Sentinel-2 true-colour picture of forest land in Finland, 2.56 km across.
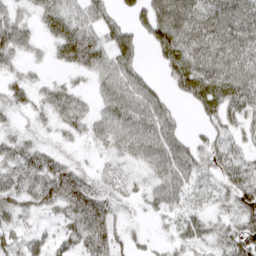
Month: March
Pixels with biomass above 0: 78%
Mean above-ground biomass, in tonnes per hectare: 40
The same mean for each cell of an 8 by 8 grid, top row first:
32 41 39 30 53 75 60 67
51 18 75 49 25 71 73 67
29 17 12 47 33 38 57 61
24 33 40 49 59 21 39 43
28 16 11 36 59 53 37 28
45 60 38 19 21 61 35 50
38 32 56 30 15 35 23 57
26 25 40 37 13 24 36 54
